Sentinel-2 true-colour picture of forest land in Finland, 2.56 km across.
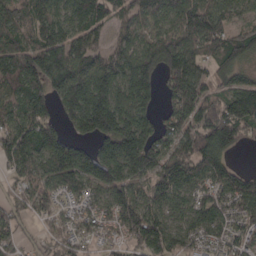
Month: March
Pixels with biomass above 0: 89%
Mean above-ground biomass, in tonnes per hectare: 120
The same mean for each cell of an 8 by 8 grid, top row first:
128 98 116 103 99 130 156 42
129 148 117 81 99 154 123 141
144 166 169 153 162 161 98 88
92 91 178 203 120 104 129 168
159 152 81 184 182 122 200 93
67 99 149 172 119 148 122 100
66 84 52 105 133 76 122 100
71 59 71 59 153 130 88 71
